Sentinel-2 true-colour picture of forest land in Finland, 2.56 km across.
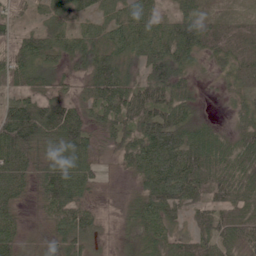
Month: June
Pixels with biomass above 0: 90%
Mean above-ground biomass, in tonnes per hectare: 62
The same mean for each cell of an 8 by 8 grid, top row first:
32 39 39 49 66 45 35 31
51 58 58 60 70 98 63 72
56 42 29 100 58 81 9 47
92 84 51 83 103 80 7 29
134 104 91 42 107 117 80 47
89 101 77 7 69 124 83 61
52 65 61 5 61 60 50 55
46 46 69 11 39 43 64 70
